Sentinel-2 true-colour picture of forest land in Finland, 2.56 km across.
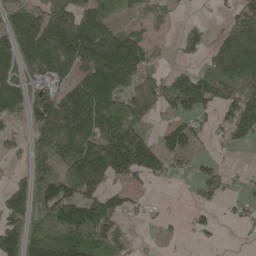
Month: May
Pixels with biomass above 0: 67%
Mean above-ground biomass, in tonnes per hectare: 85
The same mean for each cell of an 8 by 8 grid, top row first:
73 99 158 80 56 14 4 70
113 143 163 175 93 19 61 231
96 79 96 206 91 101 112 141
76 113 167 112 79 66 60 101
47 107 134 154 102 88 25 36
31 90 120 84 71 28 43 10
113 107 157 73 22 3 36 25
114 139 119 92 5 5 12 4
